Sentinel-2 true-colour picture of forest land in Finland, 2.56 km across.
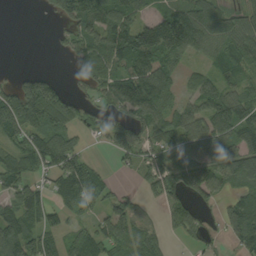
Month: September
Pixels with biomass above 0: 72%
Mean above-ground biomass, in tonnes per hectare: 75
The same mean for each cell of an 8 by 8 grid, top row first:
0 23 134 111 46 117 97 53
0 2 67 108 130 121 63 87
50 75 41 89 142 50 54 51
140 170 81 65 110 71 83 78
67 133 37 69 74 88 93 74
84 51 122 23 46 83 87 87
99 73 70 44 18 62 31 92
117 70 71 87 81 15 36 76
